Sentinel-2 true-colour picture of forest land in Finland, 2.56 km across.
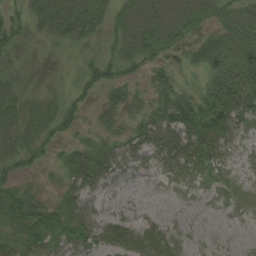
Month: August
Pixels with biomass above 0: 77%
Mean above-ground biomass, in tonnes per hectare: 27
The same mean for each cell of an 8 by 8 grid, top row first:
23 47 61 30 40 32 31 41
34 15 28 26 38 22 48 46
28 13 22 35 15 18 33 55
31 31 23 25 29 52 40 38
30 23 16 27 45 42 32 10
24 4 32 28 11 20 16 5
34 29 36 9 7 2 1 3
32 35 43 38 26 12 2 1
